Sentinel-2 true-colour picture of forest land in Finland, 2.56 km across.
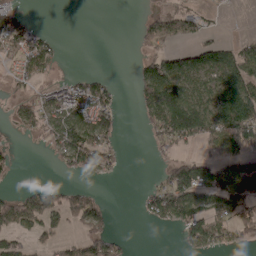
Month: April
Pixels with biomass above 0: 48%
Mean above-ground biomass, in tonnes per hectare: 63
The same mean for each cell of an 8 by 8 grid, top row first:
54 0 0 0 26 76 25 1
86 57 0 0 40 58 89 57
39 37 42 18 93 133 85 125
41 81 131 55 62 185 118 229
7 36 138 44 7 68 47 96
8 0 39 20 2 109 113 171
98 105 99 13 40 135 114 83
46 36 56 60 0 14 122 45
